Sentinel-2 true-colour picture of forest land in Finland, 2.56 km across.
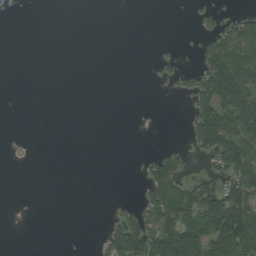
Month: August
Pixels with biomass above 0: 27%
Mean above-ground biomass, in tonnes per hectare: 36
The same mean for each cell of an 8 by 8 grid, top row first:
0 0 0 0 0 0 20 38
0 0 0 0 0 3 60 100
0 0 0 0 0 29 123 139
0 0 0 0 0 0 121 120
1 0 0 0 0 7 87 126
0 0 0 0 31 72 48 108
0 0 0 6 63 123 132 136
0 0 0 66 111 159 145 134
